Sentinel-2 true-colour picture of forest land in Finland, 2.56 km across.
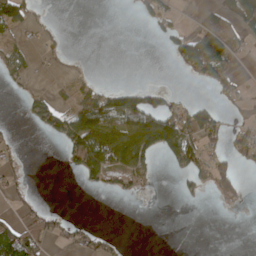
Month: April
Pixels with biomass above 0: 33%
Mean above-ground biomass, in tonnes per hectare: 36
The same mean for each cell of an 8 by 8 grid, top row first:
86 10 0 0 32 27 27 81
37 26 0 0 0 62 144 29
29 8 26 1 0 1 55 21
1 69 92 107 124 59 72 18
13 6 119 100 104 101 46 53
18 0 42 56 46 20 64 28
13 13 0 0 1 1 2 9
94 41 42 21 0 0 0 0
